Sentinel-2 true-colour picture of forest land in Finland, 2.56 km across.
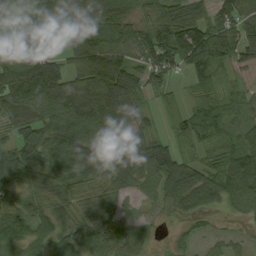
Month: August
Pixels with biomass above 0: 89%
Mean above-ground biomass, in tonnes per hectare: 88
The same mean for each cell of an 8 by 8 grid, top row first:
81 99 124 117 53 119 75 104
139 137 138 106 104 156 164 96
149 199 102 164 84 30 49 28
100 85 123 120 48 44 62 46
94 94 120 101 90 56 46 68
105 119 82 78 100 109 75 130
89 76 54 54 41 54 55 48
74 69 86 89 45 25 36 28
